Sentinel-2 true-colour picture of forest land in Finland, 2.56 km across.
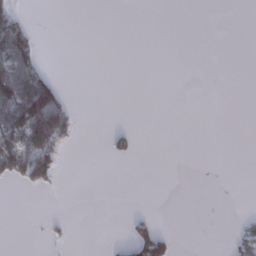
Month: January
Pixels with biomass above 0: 13%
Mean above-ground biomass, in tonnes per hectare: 16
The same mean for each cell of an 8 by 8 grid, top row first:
41 0 0 0 0 0 0 0
112 0 0 0 0 0 0 0
117 52 0 0 0 0 0 0
120 151 8 0 0 0 0 0
87 90 5 15 0 0 0 0
55 59 0 0 0 0 0 0
0 0 0 0 1 0 0 0
0 7 0 3 71 10 0 26
